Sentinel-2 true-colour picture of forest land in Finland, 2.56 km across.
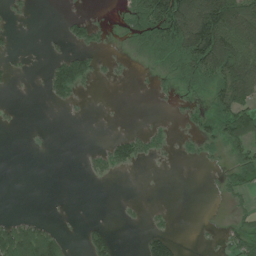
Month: June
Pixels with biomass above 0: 33%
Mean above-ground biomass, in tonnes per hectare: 35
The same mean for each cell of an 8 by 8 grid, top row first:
9 0 16 4 93 147 138 118
4 5 37 6 35 89 182 128
8 48 89 7 2 30 73 145
4 1 3 0 0 7 50 96
0 2 1 39 44 13 31 54
0 0 4 25 0 0 2 53
0 0 0 0 5 2 0 11
127 95 8 32 29 25 2 46
